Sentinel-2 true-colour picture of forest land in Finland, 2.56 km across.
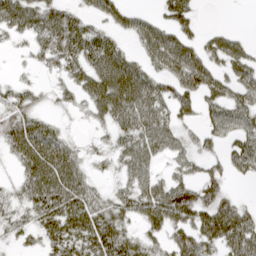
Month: April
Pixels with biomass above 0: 72%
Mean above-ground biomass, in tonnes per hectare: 51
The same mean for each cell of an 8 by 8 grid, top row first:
65 56 34 39 24 50 0 0
11 51 66 53 47 75 40 36
17 11 51 99 66 67 59 48
60 21 19 75 81 48 41 58
69 76 20 32 65 44 30 55
25 98 51 22 52 39 49 24
38 78 80 57 69 98 76 46
24 46 71 85 41 53 69 89
